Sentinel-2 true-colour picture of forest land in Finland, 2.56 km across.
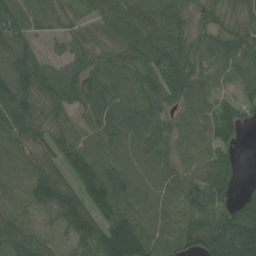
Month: June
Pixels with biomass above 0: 92%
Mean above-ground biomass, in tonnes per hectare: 90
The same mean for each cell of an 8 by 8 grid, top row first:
106 83 39 107 101 91 52 86
101 24 60 69 105 102 88 117
118 114 99 86 80 109 84 85
130 90 62 88 82 66 77 64
88 92 98 81 81 76 79 29
49 109 116 124 56 69 114 35
48 86 106 118 69 74 84 106
88 44 90 173 141 99 140 234
